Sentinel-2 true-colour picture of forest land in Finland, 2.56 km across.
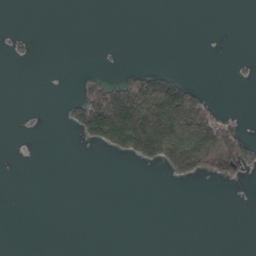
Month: April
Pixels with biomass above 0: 16%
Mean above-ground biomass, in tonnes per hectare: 24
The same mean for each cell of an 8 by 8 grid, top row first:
0 0 0 0 0 0 0 0
5 0 0 1 0 0 0 0
0 0 16 34 80 63 0 2
0 0 70 256 156 187 85 1
0 0 9 71 144 112 119 70
0 0 0 0 0 27 27 21
0 0 0 0 0 0 0 0
0 0 0 0 0 0 0 0
